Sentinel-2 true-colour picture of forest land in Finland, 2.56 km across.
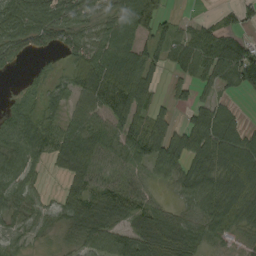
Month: August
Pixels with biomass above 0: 80%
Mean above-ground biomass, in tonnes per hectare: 62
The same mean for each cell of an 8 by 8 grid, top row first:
95 83 59 57 112 15 14 36
55 31 55 85 62 65 90 79
5 21 56 117 79 29 55 77
47 29 56 88 69 23 65 28
75 73 92 57 94 87 104 107
62 18 74 60 48 57 85 94
54 36 87 74 60 31 79 100
29 19 65 79 74 82 47 19
